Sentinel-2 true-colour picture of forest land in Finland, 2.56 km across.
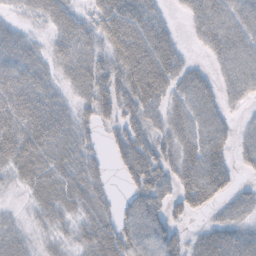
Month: October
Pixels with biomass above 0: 78%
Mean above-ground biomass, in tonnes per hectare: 41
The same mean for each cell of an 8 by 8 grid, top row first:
12 35 24 66 59 8 58 57
51 21 41 53 70 34 30 63
54 33 37 55 83 46 29 59
58 57 26 37 49 36 53 12
65 60 37 23 41 45 62 25
32 45 39 10 59 42 73 11
7 36 28 24 59 25 29 25
32 19 31 63 55 35 46 46
